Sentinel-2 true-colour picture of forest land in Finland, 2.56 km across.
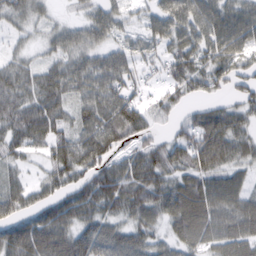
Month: February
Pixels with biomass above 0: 83%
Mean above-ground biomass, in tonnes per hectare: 58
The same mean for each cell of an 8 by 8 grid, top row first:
46 21 20 52 22 61 71 64
17 29 57 43 37 52 68 66
57 68 68 75 27 65 57 45
65 72 42 105 63 35 48 42
58 69 87 89 45 54 97 55
26 40 67 76 80 50 63 34
58 58 74 52 76 77 72 62
81 95 77 76 56 44 50 66
